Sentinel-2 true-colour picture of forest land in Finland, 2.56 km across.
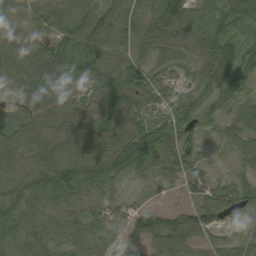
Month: September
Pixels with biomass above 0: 87%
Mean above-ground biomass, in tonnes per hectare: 57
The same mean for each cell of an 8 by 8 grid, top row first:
62 77 66 64 59 74 58 70
78 68 81 65 41 41 61 59
73 93 77 79 51 15 42 57
42 75 64 60 58 48 37 38
81 84 82 87 93 68 11 39
76 89 96 65 21 41 31 19
90 62 55 37 46 32 57 30
76 59 47 37 57 28 25 28
